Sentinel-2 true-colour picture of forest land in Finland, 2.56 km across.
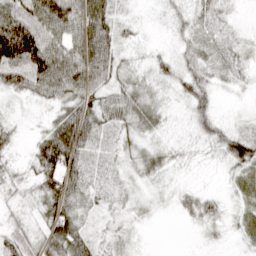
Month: March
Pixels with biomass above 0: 86%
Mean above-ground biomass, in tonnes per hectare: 34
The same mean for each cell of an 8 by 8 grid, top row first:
93 116 107 53 6 17 22 6
123 98 96 50 9 16 26 17
50 77 84 38 21 28 26 14
8 15 57 46 44 9 28 7
15 54 63 18 20 14 19 54
18 59 46 16 21 8 3 24
13 36 29 13 9 12 27 19
33 46 44 16 4 0 8 15
